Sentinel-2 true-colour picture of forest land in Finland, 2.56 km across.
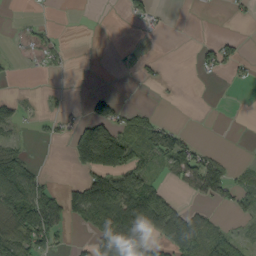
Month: September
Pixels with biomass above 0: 36%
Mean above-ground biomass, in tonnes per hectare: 39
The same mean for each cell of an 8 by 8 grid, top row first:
2 3 0 0 22 0 1 7
3 23 0 1 3 0 26 17
3 3 0 0 8 1 5 13
34 9 6 68 22 0 0 0
25 11 142 195 70 72 8 0
127 15 29 114 69 36 94 22
118 87 97 114 135 56 24 38
76 62 10 102 64 96 84 33
